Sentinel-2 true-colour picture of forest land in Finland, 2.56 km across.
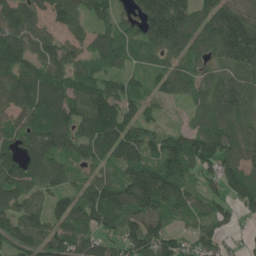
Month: June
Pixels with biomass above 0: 89%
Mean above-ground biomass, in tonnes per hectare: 110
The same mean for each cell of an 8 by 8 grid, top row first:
118 77 74 100 132 188 115 132
129 91 74 110 84 106 93 181
126 135 100 74 51 95 64 97
105 142 138 168 86 10 77 98
91 137 115 161 122 107 146 107
127 99 60 73 162 135 67 133
115 100 132 171 147 107 76 93
139 126 126 88 146 100 105 34
